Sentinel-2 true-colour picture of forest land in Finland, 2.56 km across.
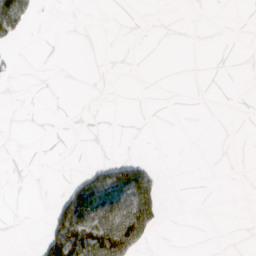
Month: March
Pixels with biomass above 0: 12%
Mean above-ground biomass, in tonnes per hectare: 16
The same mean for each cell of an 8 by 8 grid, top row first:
68 1 0 0 0 0 0 0
9 0 0 0 0 0 0 0
4 0 0 0 0 0 0 0
0 0 0 0 0 0 0 0
0 0 0 0 0 0 0 0
0 0 30 94 54 0 0 0
0 14 124 82 112 0 0 0
0 81 111 169 57 0 0 0
